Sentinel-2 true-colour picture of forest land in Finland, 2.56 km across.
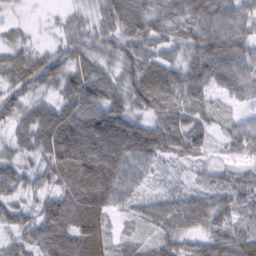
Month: February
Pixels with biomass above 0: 93%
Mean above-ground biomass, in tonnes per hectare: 68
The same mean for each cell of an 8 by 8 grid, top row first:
10 9 33 79 90 78 110 73
44 27 57 58 64 49 122 95
60 70 81 56 88 76 88 77
54 61 88 94 56 67 46 27
44 101 110 169 126 69 43 87
62 77 143 112 38 12 40 50
51 81 115 51 39 71 71 55
32 77 91 36 20 56 59 66
